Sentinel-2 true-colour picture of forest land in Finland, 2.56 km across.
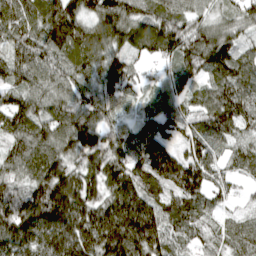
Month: April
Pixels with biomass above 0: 96%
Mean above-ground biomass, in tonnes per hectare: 111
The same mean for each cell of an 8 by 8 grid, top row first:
108 121 105 137 103 108 65 86
87 101 119 100 97 133 153 87
80 83 98 121 44 75 90 122
124 93 117 79 51 82 128 110
97 115 140 105 134 83 114 68
94 165 133 143 129 170 118 57
173 219 172 156 147 92 68 34
156 147 182 170 168 49 30 78
